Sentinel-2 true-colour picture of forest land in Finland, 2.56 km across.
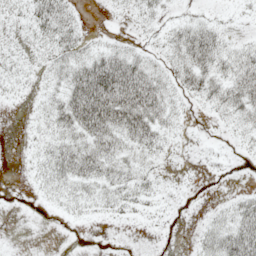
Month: May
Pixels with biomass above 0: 54%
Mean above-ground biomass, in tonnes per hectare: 23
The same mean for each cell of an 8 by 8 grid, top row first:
15 59 15 2 15 9 10 4
10 26 31 18 9 30 64 21
15 14 62 90 60 27 39 49
1 24 80 87 66 17 11 33
0 21 42 42 41 6 6 7
0 29 45 30 22 2 5 1
1 6 17 18 14 6 4 30
0 0 0 0 0 0 24 72
